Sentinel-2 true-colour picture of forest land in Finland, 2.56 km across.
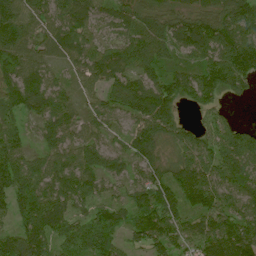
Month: July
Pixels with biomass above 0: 93%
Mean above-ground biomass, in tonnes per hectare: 91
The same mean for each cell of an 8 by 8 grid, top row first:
137 97 98 74 102 82 100 115
126 77 89 75 96 86 113 139
84 62 64 89 79 101 118 99
66 85 54 74 149 86 54 6
86 56 73 32 134 82 87 108
119 78 85 53 56 97 111 106
83 116 48 68 122 89 118 90
96 102 103 87 99 87 113 152
